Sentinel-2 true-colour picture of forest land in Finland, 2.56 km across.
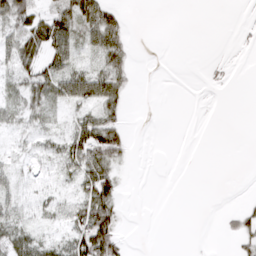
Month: March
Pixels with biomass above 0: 42%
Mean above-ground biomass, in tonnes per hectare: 22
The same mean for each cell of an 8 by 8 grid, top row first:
65 51 71 38 0 0 0 2
52 66 34 53 0 0 0 3
25 55 60 55 0 0 3 0
23 23 24 31 0 0 0 0
7 18 65 67 0 0 0 0
23 16 50 43 0 0 0 0
36 25 46 49 0 0 0 15
46 18 51 57 0 0 0 24
